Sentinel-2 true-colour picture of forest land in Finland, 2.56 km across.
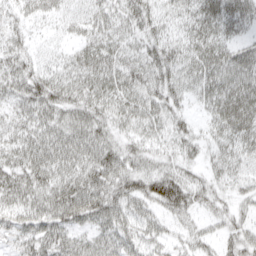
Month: April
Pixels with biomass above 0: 88%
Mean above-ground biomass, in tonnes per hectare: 42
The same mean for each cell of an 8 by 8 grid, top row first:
27 23 29 36 50 31 56 50
35 13 32 45 38 43 50 39
48 47 49 49 40 41 48 51
35 52 52 41 41 30 24 62
43 56 61 49 35 32 27 43
50 51 59 64 50 49 26 32
47 57 79 60 33 47 30 29
31 49 34 42 44 23 28 49
